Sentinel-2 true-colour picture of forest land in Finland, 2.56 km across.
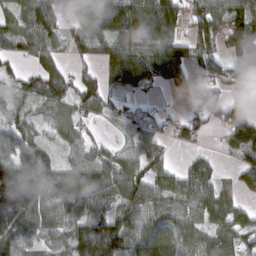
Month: March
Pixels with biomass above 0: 79%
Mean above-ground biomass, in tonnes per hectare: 85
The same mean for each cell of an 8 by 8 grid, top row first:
68 68 74 148 127 108 127 111
60 78 63 113 123 125 76 102
55 124 73 80 100 82 57 45
82 71 66 41 57 13 87 70
90 47 49 24 76 38 11 142
118 100 119 90 92 64 75 52
132 96 90 72 118 87 91 53
109 54 142 168 102 116 87 61
